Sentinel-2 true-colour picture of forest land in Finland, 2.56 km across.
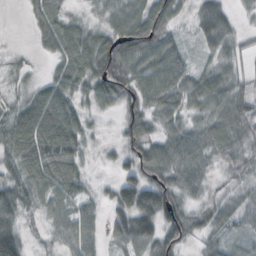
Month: October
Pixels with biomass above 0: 88%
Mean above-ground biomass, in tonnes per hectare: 54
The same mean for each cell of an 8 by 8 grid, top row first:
0 43 19 39 81 48 87 19
5 26 69 72 85 45 43 29
23 36 56 83 75 69 63 40
49 92 42 25 67 56 57 67
79 104 54 14 72 70 62 56
57 87 47 20 72 70 34 29
74 43 45 56 127 75 35 41
102 21 52 35 78 76 34 23
